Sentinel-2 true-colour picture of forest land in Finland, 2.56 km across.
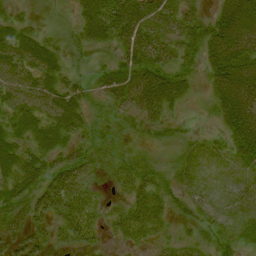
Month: August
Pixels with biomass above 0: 81%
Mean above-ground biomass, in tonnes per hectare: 35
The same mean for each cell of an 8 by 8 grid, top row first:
20 6 33 60 52 37 31 71
59 39 22 24 53 37 57 62
58 52 23 52 61 45 32 71
53 57 45 23 45 11 11 78
46 50 29 18 14 17 13 47
56 47 38 12 32 18 5 7
48 46 35 12 40 20 12 6
37 25 27 9 18 21 19 22
